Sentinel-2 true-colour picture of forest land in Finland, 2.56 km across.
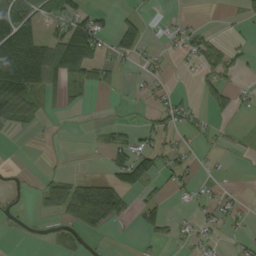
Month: September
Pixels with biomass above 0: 37%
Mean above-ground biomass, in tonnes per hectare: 33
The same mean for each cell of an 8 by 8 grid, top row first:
105 39 60 15 28 9 1 9
161 102 195 38 38 22 46 14
134 86 56 20 18 2 35 16
75 22 5 3 5 28 19 18
0 3 5 42 29 21 5 7
3 11 16 27 13 32 7 0
9 35 107 125 40 8 26 17
2 11 26 2 10 15 20 13
